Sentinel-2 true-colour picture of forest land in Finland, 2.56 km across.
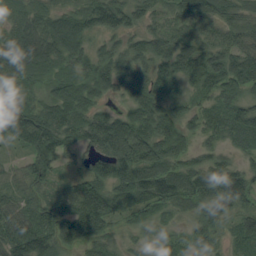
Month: August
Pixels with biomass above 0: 93%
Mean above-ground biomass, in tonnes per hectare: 72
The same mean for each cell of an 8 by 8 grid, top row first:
60 64 69 90 50 45 67 55
108 95 63 48 69 80 70 61
84 54 71 74 69 65 83 100
131 79 89 51 79 62 45 75
44 89 59 180 162 86 33 41
32 54 51 108 120 103 88 86
48 77 114 95 60 44 59 61
95 84 67 33 20 26 36 39
